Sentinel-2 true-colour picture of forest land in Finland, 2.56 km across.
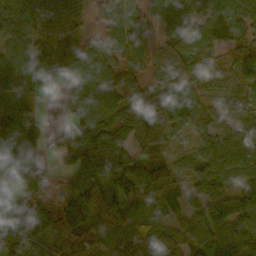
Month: October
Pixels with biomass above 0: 88%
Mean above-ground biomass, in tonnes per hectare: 87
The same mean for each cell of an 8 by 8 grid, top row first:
108 99 63 71 56 86 75 80
99 81 92 76 60 107 73 56
104 77 112 96 66 90 59 73
96 19 95 121 134 132 65 59
133 37 119 131 79 37 85 125
75 41 124 90 90 59 83 75
95 61 169 114 47 58 101 102
94 57 100 96 86 84 134 114
